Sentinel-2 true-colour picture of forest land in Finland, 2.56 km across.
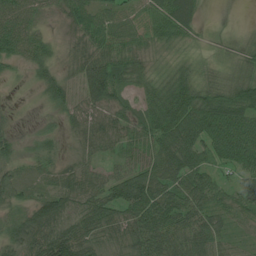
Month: July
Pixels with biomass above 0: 91%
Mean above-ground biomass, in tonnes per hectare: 53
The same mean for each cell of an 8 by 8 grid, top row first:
71 24 55 56 48 92 7 0
58 35 34 56 39 31 19 28
14 44 52 92 46 55 35 48
10 18 27 43 54 93 91 81
24 31 29 35 54 94 67 88
38 36 54 44 76 81 52 46
42 85 50 76 97 86 68 56
56 86 82 44 87 81 76 27
